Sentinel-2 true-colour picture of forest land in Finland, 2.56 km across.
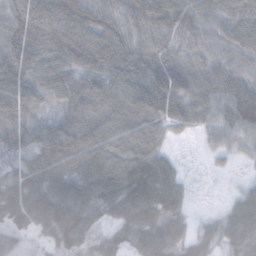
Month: November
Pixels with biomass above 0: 94%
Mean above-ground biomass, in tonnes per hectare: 91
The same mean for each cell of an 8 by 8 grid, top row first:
103 115 129 91 118 124 84 76
107 116 143 141 103 86 69 85
109 106 96 104 135 125 91 99
104 57 117 107 117 106 70 109
81 111 125 93 94 16 28 49
73 115 108 126 154 66 10 13
109 121 116 81 141 66 11 67
61 59 87 54 79 68 44 71
